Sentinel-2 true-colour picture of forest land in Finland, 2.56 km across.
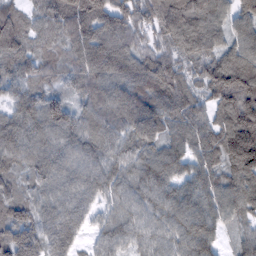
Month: February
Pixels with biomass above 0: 96%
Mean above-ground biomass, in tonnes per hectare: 110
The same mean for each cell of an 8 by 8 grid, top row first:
74 90 151 136 97 157 126 97
104 60 141 147 85 99 116 105
87 66 89 128 137 122 126 195
88 128 73 106 156 129 96 242
106 96 100 86 109 89 116 250
66 89 94 96 109 94 105 154
108 88 93 67 86 106 101 105
157 122 57 83 77 94 95 63
